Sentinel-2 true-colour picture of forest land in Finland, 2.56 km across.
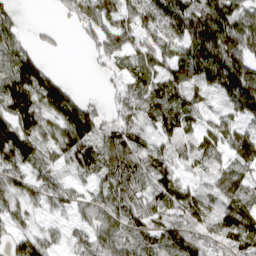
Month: April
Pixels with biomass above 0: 86%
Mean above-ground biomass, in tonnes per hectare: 102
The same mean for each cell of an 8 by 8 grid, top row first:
36 6 115 144 118 167 194 137
87 27 15 133 111 104 222 170
147 101 2 37 116 105 138 201
154 95 147 50 80 137 57 89
166 76 159 119 67 108 113 144
91 79 60 116 99 79 70 105
57 48 56 100 71 105 111 132
75 57 44 93 89 142 108 148
